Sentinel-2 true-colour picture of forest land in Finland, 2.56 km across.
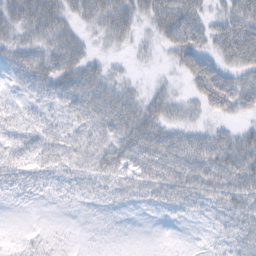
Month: February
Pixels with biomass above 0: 80%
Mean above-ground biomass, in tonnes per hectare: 37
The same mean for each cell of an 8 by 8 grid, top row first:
42 57 33 52 39 78 38 71
40 44 37 16 12 46 50 100
23 45 58 34 7 15 90 56
20 19 45 61 56 32 31 39
23 33 32 49 65 52 57 68
26 24 26 38 47 58 60 74
5 4 9 16 14 24 25 52
7 12 4 4 1 2 7 39
